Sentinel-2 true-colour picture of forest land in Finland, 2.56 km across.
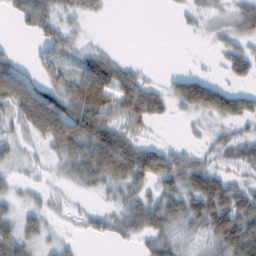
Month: February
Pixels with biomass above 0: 67%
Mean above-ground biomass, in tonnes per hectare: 40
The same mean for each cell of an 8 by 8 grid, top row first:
27 52 28 4 0 7 18 40
5 42 23 7 0 0 6 29
81 51 78 89 36 28 37 22
54 102 90 76 81 17 57 55
23 41 77 103 40 11 18 36
13 10 40 62 64 55 65 20
20 20 10 20 56 52 84 75
48 17 9 19 29 31 32 98
